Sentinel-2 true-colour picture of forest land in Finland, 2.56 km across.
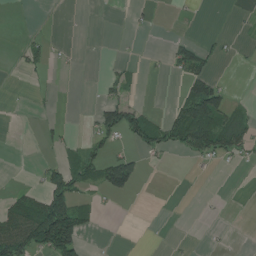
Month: July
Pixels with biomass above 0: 23%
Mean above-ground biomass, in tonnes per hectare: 29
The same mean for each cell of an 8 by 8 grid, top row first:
1 1 0 1 5 2 0 2
9 21 2 0 1 42 30 6
0 4 0 23 6 14 69 0
1 3 2 78 46 42 140 35
0 15 26 30 57 56 99 75
0 66 65 97 20 0 2 1
69 170 62 3 0 0 1 0
104 176 73 0 0 2 2 0
